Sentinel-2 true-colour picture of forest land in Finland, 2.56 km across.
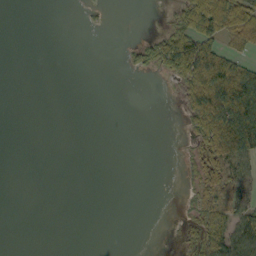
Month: October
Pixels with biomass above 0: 25%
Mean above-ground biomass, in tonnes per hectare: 16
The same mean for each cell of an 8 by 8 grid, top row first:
0 0 1 1 0 26 121 99
0 0 0 0 30 106 72 39
0 0 0 0 1 33 29 44
0 0 0 0 0 4 29 5
0 0 0 0 0 0 46 15
0 0 0 0 0 1 55 47
0 0 0 0 0 1 50 47
0 0 0 0 0 5 66 53
